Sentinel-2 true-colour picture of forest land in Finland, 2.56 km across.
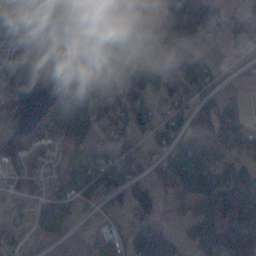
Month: November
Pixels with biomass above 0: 73%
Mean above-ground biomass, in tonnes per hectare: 95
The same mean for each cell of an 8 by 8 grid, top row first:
110 105 198 164 160 219 162 41
54 51 102 151 96 97 23 8
63 146 204 86 131 83 77 2
75 67 147 85 89 84 60 39
125 78 80 73 59 107 72 87
54 85 108 146 60 127 150 130
45 106 57 60 92 31 135 180
47 40 14 64 124 57 154 126
